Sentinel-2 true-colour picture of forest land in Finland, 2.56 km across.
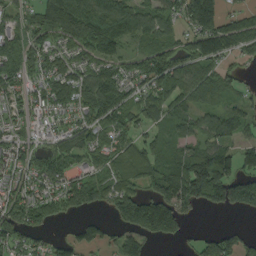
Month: September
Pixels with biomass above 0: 78%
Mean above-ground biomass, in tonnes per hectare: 89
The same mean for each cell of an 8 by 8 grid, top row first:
44 104 145 138 101 91 197 70
105 80 84 91 68 85 130 70
79 82 103 124 94 113 90 39
53 51 83 113 86 86 76 58
67 47 89 74 78 62 85 30
62 103 60 96 104 135 218 90
124 83 73 76 193 148 65 82
89 40 73 48 82 46 57 68
